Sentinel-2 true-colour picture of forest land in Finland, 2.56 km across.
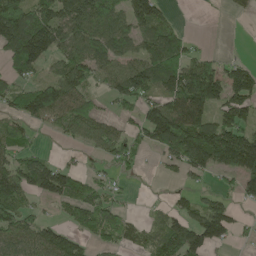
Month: May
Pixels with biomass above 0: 64%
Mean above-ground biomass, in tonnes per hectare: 86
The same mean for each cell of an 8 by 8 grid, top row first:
169 107 154 118 131 14 7 34
159 131 101 109 83 99 11 3
61 65 113 81 120 133 172 118
64 128 90 22 87 170 128 124
72 4 38 77 55 143 200 215
116 128 54 28 5 27 49 116
87 21 78 63 5 44 86 27
103 106 56 57 51 129 126 16
